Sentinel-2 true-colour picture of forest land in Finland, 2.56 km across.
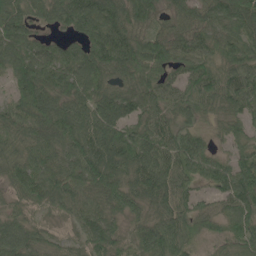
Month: June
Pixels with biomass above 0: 94%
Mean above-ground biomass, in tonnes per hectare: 81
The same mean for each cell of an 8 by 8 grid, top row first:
98 54 109 101 69 57 74 104
102 62 68 130 92 92 73 82
77 110 100 62 79 56 109 93
78 102 93 98 79 61 43 66
71 87 90 119 99 91 49 50
73 93 106 106 93 95 73 103
51 58 77 80 68 88 47 82
81 49 56 78 84 102 45 76
